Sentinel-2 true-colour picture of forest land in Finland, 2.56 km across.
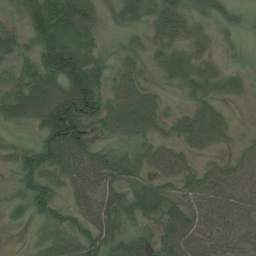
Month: July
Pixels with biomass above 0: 80%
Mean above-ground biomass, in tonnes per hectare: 53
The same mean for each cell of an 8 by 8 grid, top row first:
30 111 107 16 53 79 48 23
45 87 76 8 29 35 18 20
37 85 116 43 30 35 35 21
60 110 125 72 91 20 51 4
10 80 93 29 44 44 46 23
34 56 85 70 41 56 59 56
25 58 53 52 58 50 66 58
3 42 69 53 55 86 70 55
